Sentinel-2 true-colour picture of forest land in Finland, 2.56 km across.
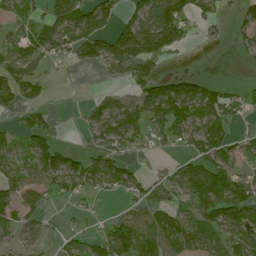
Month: July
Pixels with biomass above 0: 62%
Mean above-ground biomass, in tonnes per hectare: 67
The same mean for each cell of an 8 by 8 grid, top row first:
33 85 127 63 99 114 32 40
77 89 96 108 152 76 8 29
77 24 0 18 73 64 27 8
38 31 16 95 97 129 108 41
44 83 14 85 40 56 141 35
63 80 111 102 35 64 166 58
79 26 16 6 62 60 101 101
39 28 43 103 111 127 75 78
